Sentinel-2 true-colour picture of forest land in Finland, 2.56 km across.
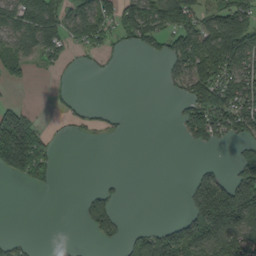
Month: September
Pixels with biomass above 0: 43%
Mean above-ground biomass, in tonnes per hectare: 63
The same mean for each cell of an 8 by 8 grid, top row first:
94 64 88 83 153 118 72 119
77 63 33 30 44 83 135 177
31 6 1 2 0 43 143 128
89 4 22 12 0 21 165 141
232 68 1 1 0 2 49 54
65 50 0 9 0 0 63 109
0 0 20 72 0 1 202 221
30 4 4 42 72 138 132 130
